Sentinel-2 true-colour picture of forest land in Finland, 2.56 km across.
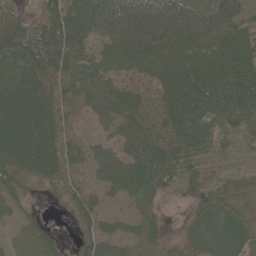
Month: June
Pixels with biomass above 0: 90%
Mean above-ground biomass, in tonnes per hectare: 57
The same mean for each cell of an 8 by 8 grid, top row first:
35 60 60 87 83 86 76 64
82 85 61 47 91 70 71 86
74 52 72 38 36 94 112 96
82 66 26 50 36 83 90 87
88 69 32 42 60 67 63 41
61 50 23 57 79 73 55 34
29 5 46 26 29 5 59 47
33 32 29 45 29 22 54 46
